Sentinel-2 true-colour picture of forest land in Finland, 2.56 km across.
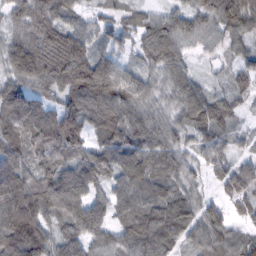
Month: February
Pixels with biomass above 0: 93%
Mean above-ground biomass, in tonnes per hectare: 82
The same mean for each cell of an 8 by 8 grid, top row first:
58 95 44 37 44 54 64 100
86 113 118 50 67 74 35 46
77 103 129 123 61 73 24 58
118 73 122 119 85 58 84 34
108 152 99 113 99 63 71 30
105 92 114 89 107 70 43 90
126 94 99 92 97 93 62 40
117 83 88 69 106 77 83 66
